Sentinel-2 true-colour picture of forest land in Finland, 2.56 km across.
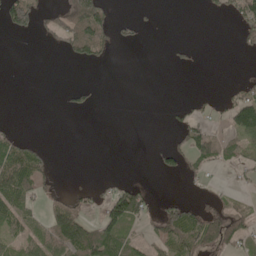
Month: May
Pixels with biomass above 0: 31%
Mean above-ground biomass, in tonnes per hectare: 33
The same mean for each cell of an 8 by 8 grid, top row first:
108 33 136 40 8 0 8 53
0 7 97 41 7 9 0 19
0 0 1 0 0 0 0 10
0 0 21 0 0 14 20 115
44 9 0 0 0 27 70 48
128 27 0 7 0 28 19 32
79 36 44 88 60 51 26 16
46 75 121 84 34 73 65 56
